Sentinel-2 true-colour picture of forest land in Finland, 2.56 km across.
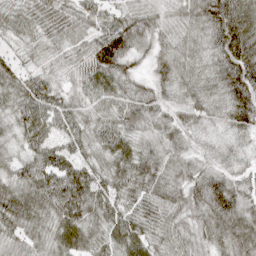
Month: April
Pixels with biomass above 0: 99%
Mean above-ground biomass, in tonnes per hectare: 58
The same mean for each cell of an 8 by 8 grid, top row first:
47 60 59 43 56 45 80 90
26 41 56 105 48 57 52 100
54 50 50 63 34 57 53 91
56 75 51 54 58 45 42 64
30 71 59 65 42 43 16 19
48 80 84 62 68 52 52 28
69 67 80 67 53 61 79 68
45 52 67 61 66 64 53 73
